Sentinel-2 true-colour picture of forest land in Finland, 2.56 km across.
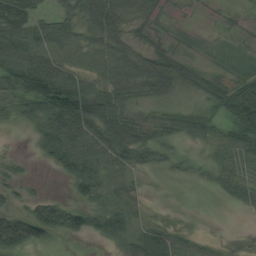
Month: August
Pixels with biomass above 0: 75%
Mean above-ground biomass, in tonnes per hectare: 43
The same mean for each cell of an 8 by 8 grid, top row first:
95 31 64 82 40 7 4 5
63 50 52 67 35 20 8 9
77 125 60 68 76 72 27 30
29 82 118 73 19 35 34 93
1 76 88 77 47 27 27 57
17 5 78 48 9 11 18 40
24 53 45 65 19 3 0 15
82 28 9 42 55 30 8 6
